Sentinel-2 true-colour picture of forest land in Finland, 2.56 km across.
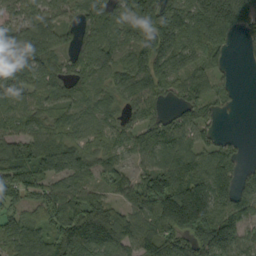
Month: September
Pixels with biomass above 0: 86%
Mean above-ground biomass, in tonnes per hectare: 97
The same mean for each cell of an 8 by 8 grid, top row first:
55 61 59 103 118 130 183 163
130 76 66 109 128 121 120 19
143 77 65 71 126 68 73 8
92 62 71 68 75 42 63 5
110 108 77 56 95 125 66 21
110 113 67 58 77 165 131 85
56 90 136 97 123 249 183 104
103 103 162 158 120 87 138 89
